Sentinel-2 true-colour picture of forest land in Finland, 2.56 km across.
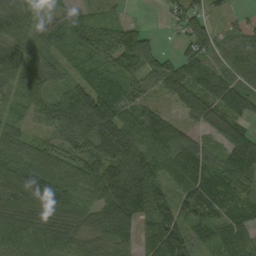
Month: September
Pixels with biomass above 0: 90%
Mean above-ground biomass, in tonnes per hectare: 84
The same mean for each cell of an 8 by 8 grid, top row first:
94 47 51 26 1 49 65 17
65 74 62 93 101 31 86 72
74 71 61 85 78 101 115 68
29 88 142 145 89 38 100 93
105 69 76 129 119 86 56 116
79 124 104 124 135 106 116 123
80 85 68 129 120 88 92 87
74 85 72 88 66 113 66 65
